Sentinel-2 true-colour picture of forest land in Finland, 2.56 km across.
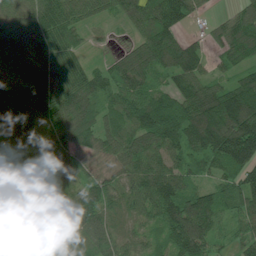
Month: July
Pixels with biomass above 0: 94%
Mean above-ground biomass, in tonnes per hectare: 89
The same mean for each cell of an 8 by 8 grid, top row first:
70 97 58 39 113 126 24 75
91 76 42 17 112 102 31 100
60 77 85 87 88 64 59 64
102 92 110 74 133 141 191 227
115 101 84 79 100 108 166 204
110 79 54 59 99 93 50 94
77 63 109 51 61 139 128 78
75 51 68 69 54 108 88 54
